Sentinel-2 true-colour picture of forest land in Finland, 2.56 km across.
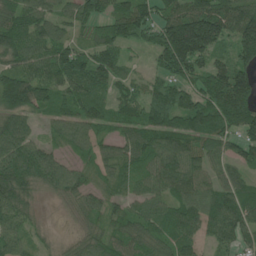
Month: June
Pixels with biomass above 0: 88%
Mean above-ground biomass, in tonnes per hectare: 99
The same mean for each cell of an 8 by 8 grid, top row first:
110 85 88 110 114 132 179 158
126 106 72 111 72 254 162 127
151 105 124 80 49 110 116 133
129 66 99 73 105 155 147 141
113 55 71 65 99 95 82 75
152 104 60 62 72 116 79 56
114 17 79 49 67 84 94 114
78 34 61 78 81 97 52 75
